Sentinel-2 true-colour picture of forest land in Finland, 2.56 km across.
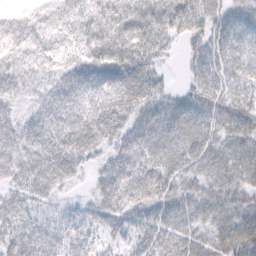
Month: February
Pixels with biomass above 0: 91%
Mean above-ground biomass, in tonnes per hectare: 52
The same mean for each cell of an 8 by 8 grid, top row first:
32 37 47 69 76 77 60 46
44 47 53 90 71 16 51 63
51 34 51 71 69 8 56 45
29 47 61 76 52 56 57 49
64 68 71 42 62 71 59 54
47 69 21 64 57 50 49 51
48 26 20 59 43 51 49 46
53 49 44 25 44 49 44 75
